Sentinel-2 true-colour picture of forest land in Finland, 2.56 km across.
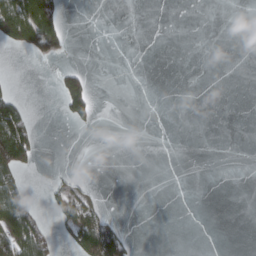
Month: March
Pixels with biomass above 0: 15%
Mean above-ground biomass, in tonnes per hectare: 18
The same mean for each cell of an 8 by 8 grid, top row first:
107 105 0 0 0 0 0 0
24 47 0 0 0 0 0 0
3 0 40 0 0 0 0 0
86 0 49 0 0 0 0 0
146 0 0 0 0 0 0 0
44 5 6 0 0 0 0 0
91 17 55 3 0 0 0 0
100 49 78 91 0 0 0 0
